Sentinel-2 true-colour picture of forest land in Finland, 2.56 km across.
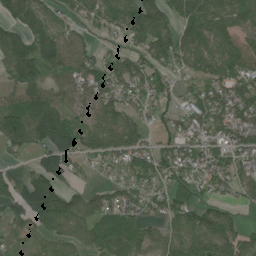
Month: July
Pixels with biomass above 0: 79%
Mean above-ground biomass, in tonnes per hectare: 95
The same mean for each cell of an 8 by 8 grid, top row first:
95 69 67 103 142 105 139 109
125 108 76 27 98 126 129 101
72 72 86 116 115 50 110 88
131 143 57 114 57 51 129 103
92 152 112 146 83 89 95 108
60 128 35 39 107 83 100 95
100 171 108 86 74 101 64 43
45 63 79 91 95 75 131 91
